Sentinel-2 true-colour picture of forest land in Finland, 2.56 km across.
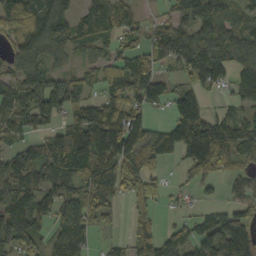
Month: October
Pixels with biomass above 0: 77%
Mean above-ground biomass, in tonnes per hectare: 88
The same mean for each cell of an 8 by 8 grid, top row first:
124 108 74 103 27 79 119 74
62 97 70 58 91 120 119 104
69 92 74 101 132 44 101 70
99 93 93 137 68 92 59 51
52 57 154 176 122 121 148 106
97 115 113 128 87 12 77 50
150 95 113 62 80 14 30 74
92 59 98 26 75 82 90 101
